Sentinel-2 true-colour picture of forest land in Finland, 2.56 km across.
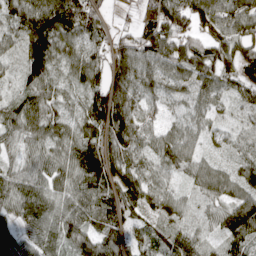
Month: April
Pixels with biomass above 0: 94%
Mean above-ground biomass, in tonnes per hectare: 79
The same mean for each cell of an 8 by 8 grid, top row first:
91 108 110 23 74 105 106 108
50 117 70 77 111 97 80 83
39 73 73 104 78 76 81 81
76 70 61 174 63 42 60 37
48 74 91 116 66 100 36 49
77 84 111 110 80 55 80 61
88 91 101 98 61 58 48 112
81 69 82 84 49 73 34 81
